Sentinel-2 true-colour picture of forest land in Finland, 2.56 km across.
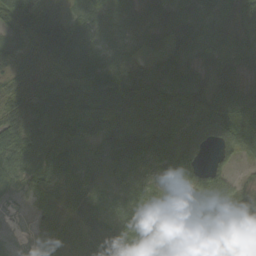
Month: September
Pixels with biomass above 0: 94%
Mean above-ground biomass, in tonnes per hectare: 65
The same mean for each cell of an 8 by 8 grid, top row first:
108 80 50 57 50 72 62 66
48 95 79 55 34 57 40 49
46 67 66 81 69 67 57 48
69 83 109 121 92 84 96 85
99 98 88 119 117 96 41 65
67 68 91 71 37 56 54 18
9 33 73 43 62 28 32 42
7 32 61 84 66 51 46 49
